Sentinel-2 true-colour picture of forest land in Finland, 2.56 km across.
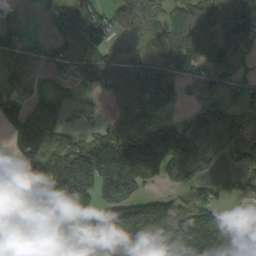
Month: September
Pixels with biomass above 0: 74%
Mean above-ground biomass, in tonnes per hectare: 105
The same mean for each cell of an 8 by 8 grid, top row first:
40 88 156 89 81 65 120 113
68 51 97 59 50 144 122 69
65 47 80 115 165 111 69 48
118 112 19 56 97 49 111 73
110 163 118 229 181 182 118 112
67 118 248 238 168 97 56 66
68 81 137 176 143 80 101 14
91 73 99 108 121 122 169 127
